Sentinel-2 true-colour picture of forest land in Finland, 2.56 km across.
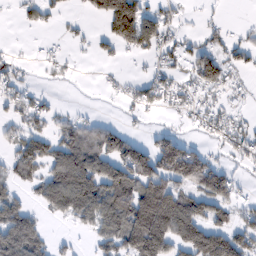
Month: February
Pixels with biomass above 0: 53%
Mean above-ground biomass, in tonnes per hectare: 62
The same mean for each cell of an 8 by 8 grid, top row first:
10 27 8 143 89 18 7 0
4 8 7 36 57 38 42 40
30 8 4 9 31 36 87 16
33 36 11 2 26 26 41 22
52 70 105 103 51 77 23 50
52 73 161 127 121 114 116 18
83 60 136 150 188 152 84 38
140 36 10 98 197 115 137 77
